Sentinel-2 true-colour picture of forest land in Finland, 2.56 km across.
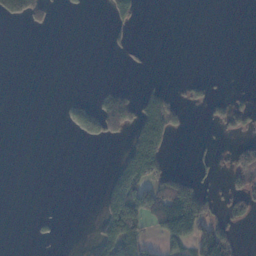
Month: November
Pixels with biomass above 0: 20%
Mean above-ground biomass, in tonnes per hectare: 30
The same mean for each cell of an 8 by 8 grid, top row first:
49 23 1 48 7 0 0 0
0 0 0 10 6 0 0 0
0 0 0 3 7 2 16 0
0 0 34 158 100 65 19 45
0 0 5 10 143 7 3 29
0 0 0 47 106 59 12 53
0 0 0 94 123 151 67 48
0 5 2 107 41 80 121 26
